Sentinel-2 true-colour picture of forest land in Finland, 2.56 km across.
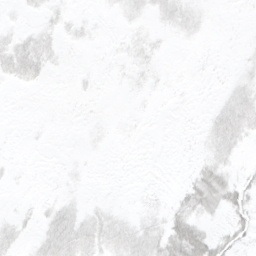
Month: March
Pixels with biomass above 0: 39%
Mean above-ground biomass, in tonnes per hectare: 5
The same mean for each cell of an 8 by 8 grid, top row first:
1 4 2 2 5 9 3 0
11 8 2 1 6 1 1 1
8 3 1 1 4 1 1 5
0 0 1 0 1 0 3 14
0 0 1 1 0 1 6 7
1 1 2 0 1 1 18 6
1 4 5 4 4 8 13 14
6 11 14 12 13 25 19 9
